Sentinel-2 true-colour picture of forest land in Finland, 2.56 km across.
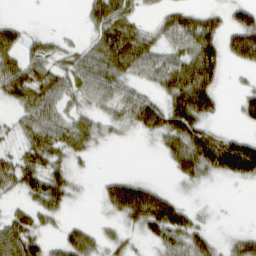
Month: March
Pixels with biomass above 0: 69%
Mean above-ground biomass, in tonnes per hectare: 40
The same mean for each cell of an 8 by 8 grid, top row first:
4 1 8 76 15 39 34 41
51 27 25 75 56 40 63 59
72 51 44 59 29 67 63 5
23 50 29 33 75 83 49 24
21 62 42 12 4 51 69 56
67 62 13 15 9 27 39 52
21 43 3 35 100 61 5 0
79 23 48 25 24 49 30 29
